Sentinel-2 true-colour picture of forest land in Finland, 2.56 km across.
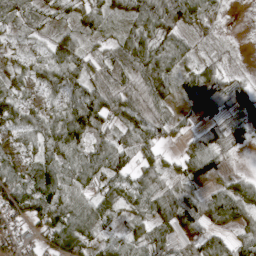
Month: April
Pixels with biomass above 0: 88%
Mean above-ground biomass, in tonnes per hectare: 50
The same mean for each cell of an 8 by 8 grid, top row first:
47 30 37 26 60 72 37 1
17 30 61 41 56 36 14 3
25 44 65 85 74 40 62 23
53 44 107 69 77 19 22 31
28 56 62 72 69 22 54 19
59 79 64 56 52 45 28 21
64 70 68 47 46 107 75 72
45 44 84 30 54 58 60 51
